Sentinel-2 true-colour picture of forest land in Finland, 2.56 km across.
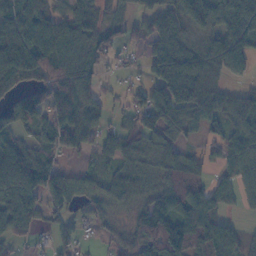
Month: November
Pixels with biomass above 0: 79%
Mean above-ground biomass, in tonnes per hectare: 73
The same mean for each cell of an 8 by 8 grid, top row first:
88 83 101 41 56 70 90 130
131 104 82 62 39 78 68 85
70 67 72 18 47 112 56 28
93 83 85 30 101 88 67 79
63 69 48 61 78 65 35 75
182 86 50 65 70 80 43 57
108 59 35 54 56 101 104 21
34 26 37 25 113 151 137 55
